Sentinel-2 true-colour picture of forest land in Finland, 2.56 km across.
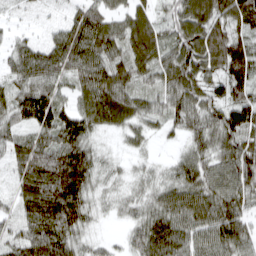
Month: March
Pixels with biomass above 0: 93%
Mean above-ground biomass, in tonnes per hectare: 72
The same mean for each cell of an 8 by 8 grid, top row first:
15 16 61 54 61 63 105 110
44 62 98 78 93 80 110 95
59 81 69 92 46 88 74 95
85 118 78 99 68 74 73 115
64 84 85 13 28 18 67 85
49 120 112 32 33 56 74 88
44 116 79 29 50 91 95 70
65 117 55 17 81 86 73 81
